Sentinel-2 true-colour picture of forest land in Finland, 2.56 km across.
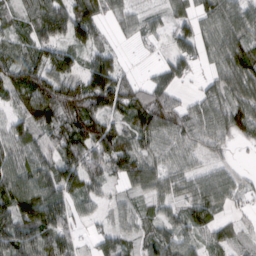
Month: March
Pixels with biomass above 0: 86%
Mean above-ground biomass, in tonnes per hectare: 74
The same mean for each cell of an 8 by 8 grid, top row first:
48 106 117 56 43 58 79 103
55 95 62 36 18 59 57 107
79 126 80 142 32 58 38 121
61 139 133 90 109 91 70 88
79 63 122 110 62 66 61 25
93 82 121 57 95 66 69 35
113 123 42 30 32 45 90 25
83 92 32 64 49 68 49 25
